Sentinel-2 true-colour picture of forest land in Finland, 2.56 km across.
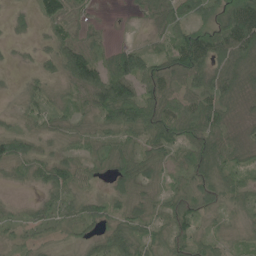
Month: June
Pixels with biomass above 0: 88%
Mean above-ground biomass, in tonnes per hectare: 46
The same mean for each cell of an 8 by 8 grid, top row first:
15 53 21 2 18 56 40 105
11 29 65 29 30 72 97 84
7 31 81 88 70 57 60 56
19 36 34 82 85 67 66 17
70 20 29 43 51 66 77 41
25 53 48 36 53 30 81 46
15 37 42 33 35 60 49 34
22 25 23 55 56 50 40 21
